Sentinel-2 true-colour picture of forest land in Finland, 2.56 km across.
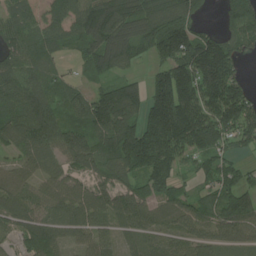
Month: July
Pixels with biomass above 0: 87%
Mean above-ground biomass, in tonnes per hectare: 104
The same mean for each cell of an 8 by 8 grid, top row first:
73 76 110 146 116 139 26 118
84 77 64 160 69 172 191 89
109 79 33 73 55 197 201 94
105 122 93 193 131 225 149 167
78 94 142 133 192 155 130 73
69 55 61 96 116 78 63 72
98 74 100 93 104 88 85 133
46 104 51 55 75 82 86 75
